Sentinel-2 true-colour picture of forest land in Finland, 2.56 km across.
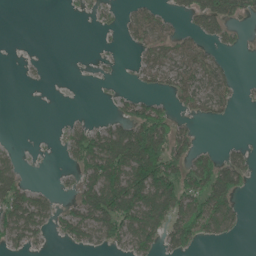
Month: June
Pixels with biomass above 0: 45%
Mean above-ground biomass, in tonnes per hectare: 41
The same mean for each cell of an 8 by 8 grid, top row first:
0 0 5 11 52 23 89 40
0 0 0 5 43 56 31 11
1 3 1 4 27 51 57 14
0 0 3 13 62 32 36 5
6 1 74 107 156 73 7 14
44 1 43 110 123 81 96 56
88 49 61 115 111 81 96 30
40 14 39 42 71 57 27 5
